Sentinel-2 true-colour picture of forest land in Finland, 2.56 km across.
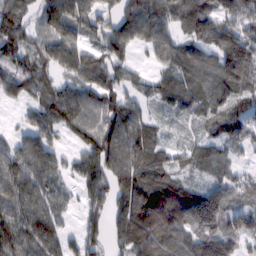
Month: February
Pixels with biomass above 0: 85%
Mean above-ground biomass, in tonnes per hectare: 76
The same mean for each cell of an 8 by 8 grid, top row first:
74 94 82 65 125 95 91 102
92 84 76 86 54 77 65 118
82 44 73 65 34 63 48 57
15 85 103 106 53 40 51 64
60 74 56 107 70 32 47 45
125 90 70 81 90 54 37 49
104 91 38 89 105 113 148 67
103 104 62 51 89 79 98 64
